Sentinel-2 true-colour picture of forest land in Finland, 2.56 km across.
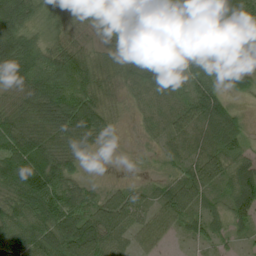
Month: July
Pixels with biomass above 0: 92%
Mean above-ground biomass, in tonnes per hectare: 66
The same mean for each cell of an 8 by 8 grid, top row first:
92 50 46 77 72 73 113 97
106 48 37 60 89 83 80 58
58 89 82 57 95 68 76 63
55 92 111 42 40 66 105 22
81 72 51 16 12 41 82 51
94 98 31 4 6 37 92 75
67 92 76 96 54 105 44 63
73 84 119 66 58 19 37 24
